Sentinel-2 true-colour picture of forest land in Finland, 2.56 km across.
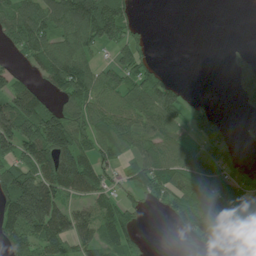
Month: July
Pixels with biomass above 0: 65%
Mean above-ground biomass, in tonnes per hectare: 75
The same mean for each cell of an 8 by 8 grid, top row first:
113 103 175 150 4 0 0 0
50 89 88 51 29 0 0 13
51 69 118 64 71 22 0 53
157 94 73 74 78 78 47 12
140 158 93 67 62 65 56 14
133 116 173 42 77 67 64 56
169 177 68 68 22 77 81 83
115 119 88 77 18 12 69 219
